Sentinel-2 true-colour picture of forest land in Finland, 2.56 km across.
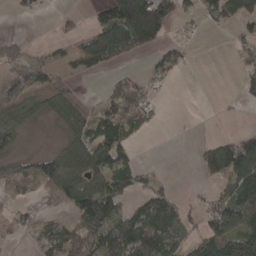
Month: April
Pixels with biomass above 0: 50%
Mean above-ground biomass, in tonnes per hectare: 60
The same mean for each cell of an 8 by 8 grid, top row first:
12 4 10 131 268 82 52 67
41 19 51 119 76 29 0 40
85 58 15 6 29 20 0 29
71 42 56 57 58 0 0 6
49 3 77 114 6 0 63 101
41 88 110 110 21 3 70 130
35 4 99 78 79 60 52 139
21 60 77 112 141 79 109 175
